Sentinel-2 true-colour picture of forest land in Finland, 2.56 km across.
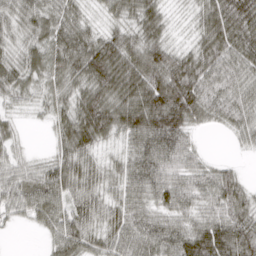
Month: March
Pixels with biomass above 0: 92%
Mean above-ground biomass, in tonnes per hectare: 63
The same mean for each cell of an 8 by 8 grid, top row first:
63 60 47 42 77 15 65 100
47 62 82 86 89 43 72 75
65 57 68 117 107 118 79 64
23 34 78 91 120 125 64 66
26 14 83 30 79 78 5 22
50 62 79 44 77 65 58 41
42 70 57 54 57 64 49 78
1 28 62 52 65 65 96 89
